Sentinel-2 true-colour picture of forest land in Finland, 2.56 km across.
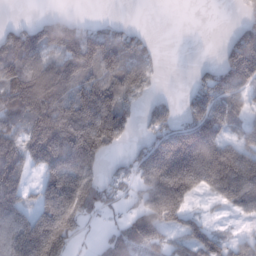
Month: February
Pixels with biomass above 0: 68%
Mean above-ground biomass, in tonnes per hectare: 109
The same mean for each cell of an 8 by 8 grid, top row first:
4 30 15 8 0 0 0 26
138 105 148 118 53 0 0 175
127 159 112 108 84 0 83 128
110 168 180 181 46 48 158 75
75 174 257 93 60 179 199 85
117 135 211 39 114 276 229 219
144 184 169 32 139 193 21 101
195 287 32 107 114 48 118 52
